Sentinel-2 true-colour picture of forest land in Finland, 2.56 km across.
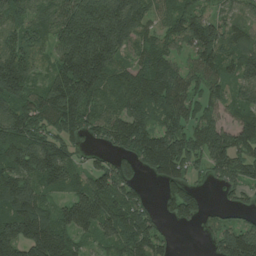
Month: July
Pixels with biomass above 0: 87%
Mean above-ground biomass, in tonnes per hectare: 118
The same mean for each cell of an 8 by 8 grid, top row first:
88 95 178 192 127 96 74 64
121 73 208 183 85 71 154 107
172 94 203 122 132 129 97 118
148 153 174 94 121 126 76 94
173 142 69 96 168 133 152 119
151 142 75 131 49 89 50 104
179 83 218 147 71 90 21 55
175 205 74 104 132 15 24 169
